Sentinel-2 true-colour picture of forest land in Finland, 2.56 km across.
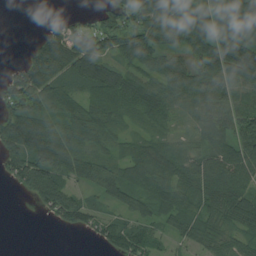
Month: August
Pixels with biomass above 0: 80%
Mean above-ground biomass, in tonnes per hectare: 77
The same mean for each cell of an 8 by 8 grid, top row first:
0 3 20 81 133 109 99 144
0 133 113 76 98 65 102 156
79 141 119 142 67 76 119 108
84 73 85 90 65 42 83 78
134 146 63 43 52 49 74 91
61 118 91 77 83 87 119 99
0 59 87 41 49 75 60 110
0 0 3 79 83 36 48 50
